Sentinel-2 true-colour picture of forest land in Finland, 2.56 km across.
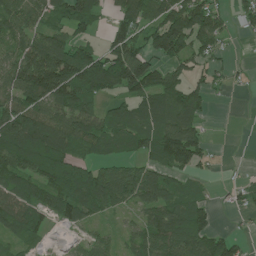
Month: July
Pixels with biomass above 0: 72%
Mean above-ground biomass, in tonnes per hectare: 85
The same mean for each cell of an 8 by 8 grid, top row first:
92 75 121 43 102 135 121 51
84 154 83 97 87 128 78 3
114 191 162 144 157 84 51 11
144 114 127 59 80 128 34 0
152 153 84 56 74 163 36 0
113 117 105 85 91 49 14 11
115 95 108 58 72 89 46 29
53 24 21 25 80 137 108 32
